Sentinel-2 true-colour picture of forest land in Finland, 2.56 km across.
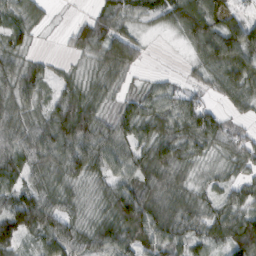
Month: February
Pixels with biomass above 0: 86%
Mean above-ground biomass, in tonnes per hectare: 59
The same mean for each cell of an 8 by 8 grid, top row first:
50 21 16 75 39 73 87 41
46 2 47 93 35 3 84 128
75 40 33 40 18 14 33 77
59 53 94 36 67 70 57 26
65 82 98 77 65 86 55 55
62 59 53 55 69 54 22 42
92 81 33 67 99 60 52 68
73 68 64 87 79 61 56 109
